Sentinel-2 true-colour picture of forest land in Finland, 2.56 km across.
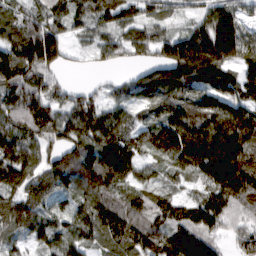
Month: March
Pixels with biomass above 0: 91%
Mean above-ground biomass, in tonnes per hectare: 107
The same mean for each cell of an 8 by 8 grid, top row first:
80 89 89 99 66 44 114 87
144 175 26 75 79 168 261 143
133 66 4 23 97 152 151 121
107 107 106 72 57 110 126 146
117 83 116 136 78 157 227 202
117 107 116 120 55 61 150 209
106 73 80 116 105 90 119 95
55 75 75 105 111 133 89 46
